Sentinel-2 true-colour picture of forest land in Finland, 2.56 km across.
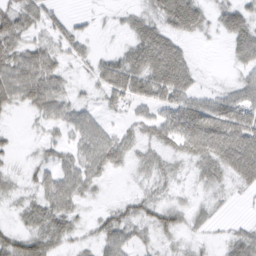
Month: March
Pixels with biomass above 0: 74%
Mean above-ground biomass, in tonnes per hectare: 36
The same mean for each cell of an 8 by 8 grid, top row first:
66 39 8 5 29 53 27 52
56 44 27 9 69 46 2 47
85 72 9 65 72 85 4 24
16 43 31 14 19 55 60 57
8 22 40 51 27 40 67 70
13 38 60 20 16 19 34 42
14 59 25 23 34 33 18 4
48 57 18 45 19 16 10 38
